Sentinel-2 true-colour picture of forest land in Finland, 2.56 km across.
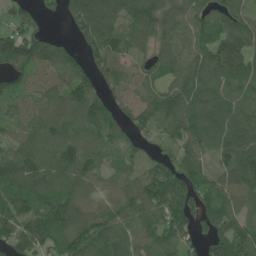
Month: June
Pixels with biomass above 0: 90%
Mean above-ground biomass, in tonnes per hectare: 95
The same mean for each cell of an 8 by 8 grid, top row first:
67 25 115 108 124 94 74 80
116 93 59 117 59 99 100 113
74 79 102 76 69 71 98 89
57 103 135 87 84 129 106 94
71 112 113 72 39 75 80 130
123 131 119 49 85 137 75 144
90 96 110 85 108 124 102 75
97 105 129 134 93 89 83 117
